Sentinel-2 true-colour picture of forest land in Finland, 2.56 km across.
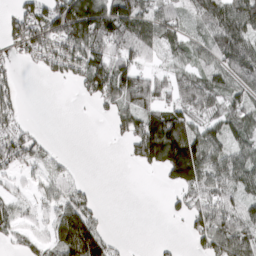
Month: March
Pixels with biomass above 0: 65%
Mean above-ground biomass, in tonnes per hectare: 75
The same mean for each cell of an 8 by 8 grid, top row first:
63 125 235 176 100 58 84 122
41 88 130 106 105 56 63 130
34 19 70 144 97 65 84 79
41 0 1 59 116 116 64 77
82 23 0 11 175 243 122 63
37 47 13 0 5 120 102 94
48 46 98 1 0 28 95 75
33 61 229 36 0 7 86 99
